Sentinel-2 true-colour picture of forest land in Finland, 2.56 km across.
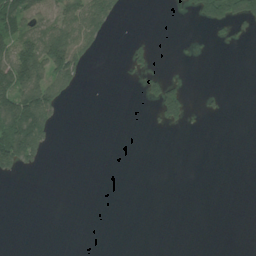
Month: July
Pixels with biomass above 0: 20%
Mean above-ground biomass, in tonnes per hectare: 33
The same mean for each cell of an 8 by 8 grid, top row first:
127 51 111 76 0 2 121 118
117 171 97 0 25 4 4 6
159 118 38 0 37 21 0 0
191 123 0 0 3 74 11 0
207 49 0 0 0 0 0 0
25 1 0 0 0 0 0 0
0 0 0 0 0 0 0 0
0 0 0 0 0 0 0 0
